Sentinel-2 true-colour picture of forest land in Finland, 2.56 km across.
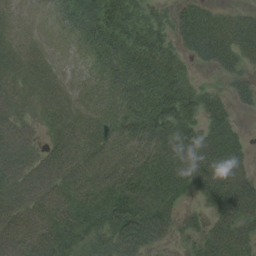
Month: August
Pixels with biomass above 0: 86%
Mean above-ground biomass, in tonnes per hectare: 57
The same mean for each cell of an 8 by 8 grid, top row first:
8 6 59 62 51 46 46 37
19 6 16 68 78 46 62 63
27 21 7 46 96 83 9 31
32 23 19 35 96 94 58 18
53 23 32 35 85 110 98 56
55 47 43 67 105 101 99 84
55 60 85 94 103 45 41 95
71 95 74 74 83 31 72 90
